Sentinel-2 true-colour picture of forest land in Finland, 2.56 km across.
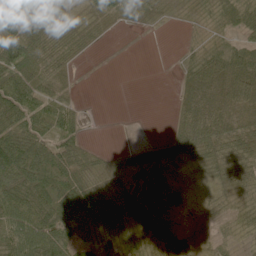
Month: June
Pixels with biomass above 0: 73%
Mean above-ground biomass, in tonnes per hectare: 44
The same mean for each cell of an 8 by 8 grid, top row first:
84 49 30 53 46 10 23 65
74 62 35 2 0 3 37 46
80 59 5 0 0 14 81 82
71 52 18 0 0 28 79 57
72 68 43 2 25 50 84 76
78 98 74 38 10 3 17 44
67 63 72 64 52 1 17 29
83 68 38 46 73 59 16 21
